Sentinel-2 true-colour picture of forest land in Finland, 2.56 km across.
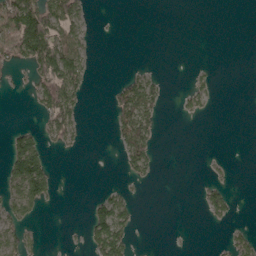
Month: May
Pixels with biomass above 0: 26%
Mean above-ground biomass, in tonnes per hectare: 28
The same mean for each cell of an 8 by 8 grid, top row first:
122 104 50 1 0 0 0 0
79 135 48 0 0 0 0 0
5 78 67 7 43 0 12 0
0 61 35 33 79 8 13 0
57 31 12 10 71 0 0 0
84 78 0 0 31 0 6 0
65 17 0 85 2 0 37 5
48 2 6 126 0 0 1 28
